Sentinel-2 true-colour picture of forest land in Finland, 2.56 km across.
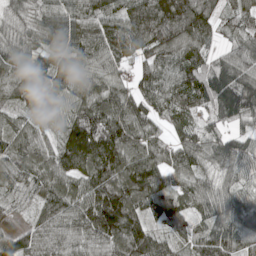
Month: May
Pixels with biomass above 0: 96%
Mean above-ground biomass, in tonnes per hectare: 107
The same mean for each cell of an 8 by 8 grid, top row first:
53 96 103 98 140 147 109 76
86 105 120 121 104 111 72 79
96 114 99 87 87 109 140 153
55 57 120 132 97 107 82 130
88 74 217 171 126 93 97 82
91 102 136 157 184 91 69 74
30 109 131 188 105 87 89 122
87 114 103 122 132 61 115 107
